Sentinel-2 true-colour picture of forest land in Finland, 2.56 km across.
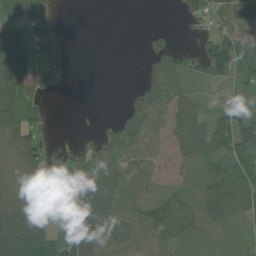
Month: July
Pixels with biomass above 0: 62%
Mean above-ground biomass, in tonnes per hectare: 40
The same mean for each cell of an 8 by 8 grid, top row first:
52 48 0 0 0 9 42 28
61 39 0 0 13 32 48 51
51 30 0 0 29 53 39 24
44 22 0 2 73 48 22 34
34 40 42 54 61 30 56 75
10 59 110 69 32 15 31 33
36 46 103 52 24 58 54 73
139 34 81 45 17 55 33 39
